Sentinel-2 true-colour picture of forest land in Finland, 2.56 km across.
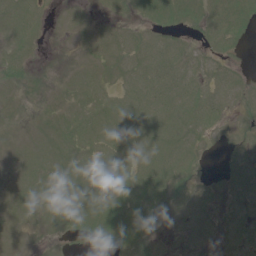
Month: June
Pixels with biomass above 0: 71%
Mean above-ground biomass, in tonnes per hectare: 7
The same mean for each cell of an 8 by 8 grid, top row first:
9 4 3 4 6 9 11 13
7 1 2 9 9 7 6 4
9 2 7 6 11 11 9 6
4 5 7 9 12 12 13 5
4 7 9 9 9 10 3 5
4 8 9 10 11 13 3 8
7 8 10 13 13 9 8 6
4 3 3 8 8 3 5 9
